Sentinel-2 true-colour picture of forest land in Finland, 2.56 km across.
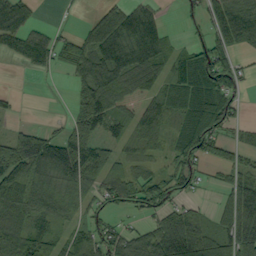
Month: September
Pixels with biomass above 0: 70%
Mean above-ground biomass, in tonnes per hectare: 68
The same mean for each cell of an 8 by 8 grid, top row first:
81 0 5 80 75 5 67 103
64 78 73 104 92 37 84 51
0 6 66 84 70 78 93 43
2 0 72 68 62 70 92 30
106 117 101 40 49 54 81 45
103 97 109 67 51 74 19 64
104 63 47 48 55 48 15 140
109 84 57 83 80 160 108 156
